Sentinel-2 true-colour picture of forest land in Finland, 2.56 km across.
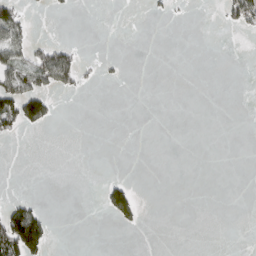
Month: March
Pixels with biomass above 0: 11%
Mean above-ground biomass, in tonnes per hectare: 14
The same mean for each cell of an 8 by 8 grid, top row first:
46 2 0 0 2 5 0 66
54 46 12 0 0 0 0 0
71 66 31 5 0 0 0 0
98 50 0 0 0 0 0 0
3 0 0 0 0 0 0 0
0 0 0 7 0 0 0 0
53 9 0 85 11 0 0 0
125 49 0 0 0 0 0 0
